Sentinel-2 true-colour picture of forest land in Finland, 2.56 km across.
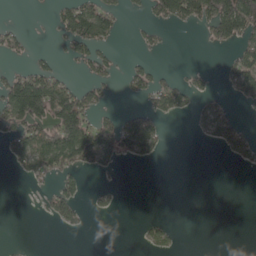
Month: May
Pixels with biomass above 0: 31%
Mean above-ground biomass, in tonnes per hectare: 39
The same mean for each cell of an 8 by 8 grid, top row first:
0 8 110 54 16 84 105 190
36 8 58 22 17 0 11 54
93 101 22 27 51 35 13 74
109 130 142 19 52 59 38 11
51 124 158 77 67 0 9 42
9 49 30 8 0 0 0 0
0 25 31 21 0 0 0 0
2 0 0 0 19 20 0 0
